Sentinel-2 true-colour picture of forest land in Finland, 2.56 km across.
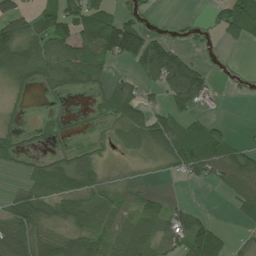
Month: July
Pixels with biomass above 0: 61%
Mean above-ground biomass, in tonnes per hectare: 58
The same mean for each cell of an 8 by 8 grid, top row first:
94 64 126 108 35 5 18 158
126 88 102 128 133 50 17 16
56 53 65 39 55 154 47 11
15 7 5 56 84 59 17 0
34 12 16 28 56 86 108 32
11 65 65 10 8 21 61 105
72 46 62 60 61 33 7 47
119 56 65 74 98 60 145 9
